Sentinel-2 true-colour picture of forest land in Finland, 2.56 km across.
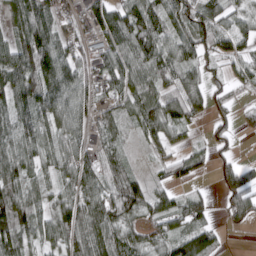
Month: April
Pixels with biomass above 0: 82%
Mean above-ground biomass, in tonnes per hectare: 73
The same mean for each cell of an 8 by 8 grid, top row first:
84 87 55 94 117 80 102 48
97 111 48 79 102 79 89 64
117 118 84 79 75 76 61 50
91 89 76 53 85 87 51 35
82 76 88 51 31 42 34 12
97 50 96 63 30 55 15 77
120 56 102 99 71 60 37 83
101 65 100 88 71 84 67 1
